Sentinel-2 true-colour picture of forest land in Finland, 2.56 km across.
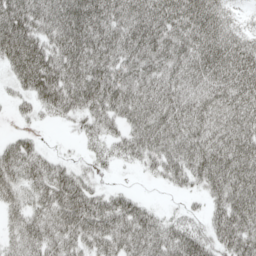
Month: May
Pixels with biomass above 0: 88%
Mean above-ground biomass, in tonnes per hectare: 74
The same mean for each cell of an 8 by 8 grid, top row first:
112 96 129 95 102 107 101 25
121 91 112 90 93 79 103 82
55 108 95 84 73 74 80 94
20 37 56 59 76 94 79 95
54 9 17 42 65 82 90 108
77 77 46 9 14 52 88 112
54 76 98 77 43 14 39 103
47 71 75 78 85 86 66 95
